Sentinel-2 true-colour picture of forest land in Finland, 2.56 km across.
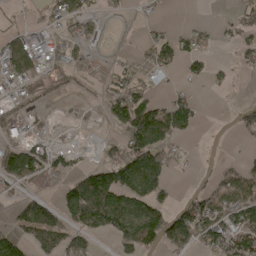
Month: May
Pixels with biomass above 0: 45%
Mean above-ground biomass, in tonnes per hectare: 43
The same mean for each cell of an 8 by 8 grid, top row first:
15 24 55 9 9 0 2 31
95 72 39 5 24 57 20 31
68 42 15 26 19 14 24 5
35 13 0 63 140 104 3 18
67 34 6 15 116 37 1 4
86 45 40 62 125 15 13 65
34 46 75 81 63 29 68 95
80 59 42 21 55 50 53 104
